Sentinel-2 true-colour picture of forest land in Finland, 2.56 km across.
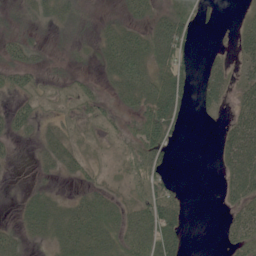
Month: June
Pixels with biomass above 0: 58%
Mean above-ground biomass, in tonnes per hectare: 28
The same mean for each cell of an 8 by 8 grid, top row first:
12 27 17 11 27 53 6 9
34 9 10 51 61 67 2 32
28 7 11 33 61 62 31 30
31 8 18 15 53 53 17 40
12 27 13 6 63 15 0 69
0 11 19 7 41 11 0 60
9 40 42 38 46 37 0 40
30 23 55 34 53 42 0 42
